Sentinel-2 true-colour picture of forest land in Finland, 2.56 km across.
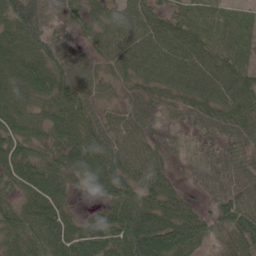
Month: June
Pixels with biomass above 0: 92%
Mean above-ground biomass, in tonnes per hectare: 45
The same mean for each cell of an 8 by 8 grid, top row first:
76 48 33 37 54 29 19 14
52 55 32 50 61 60 39 17
50 64 54 27 37 54 63 49
46 36 64 25 41 22 46 50
50 33 64 56 48 25 30 36
52 55 34 58 52 19 39 40
38 66 11 45 61 50 19 49
50 60 64 62 93 71 27 45
